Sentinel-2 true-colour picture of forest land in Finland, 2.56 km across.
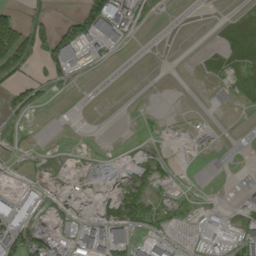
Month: September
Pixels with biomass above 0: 32%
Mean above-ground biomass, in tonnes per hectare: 19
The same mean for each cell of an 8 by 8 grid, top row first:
56 23 60 107 15 1 0 5
94 80 87 28 0 0 3 19
26 29 4 0 0 0 3 12
20 2 0 0 1 0 1 1
5 1 1 0 5 1 2 0
3 5 2 3 18 7 0 1
56 13 9 26 14 4 12 20
55 33 54 69 22 11 53 47
